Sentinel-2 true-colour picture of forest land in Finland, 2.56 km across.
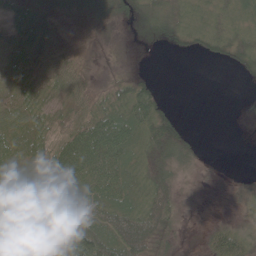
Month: May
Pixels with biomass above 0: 79%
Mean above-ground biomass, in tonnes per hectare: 40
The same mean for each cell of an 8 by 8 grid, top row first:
48 62 58 52 50 40 30 38
36 55 43 16 19 12 27 46
43 45 42 34 25 0 0 6
60 44 49 56 65 11 0 9
40 40 86 81 58 48 1 1
35 55 70 62 63 27 11 9
51 70 64 65 61 34 6 21
25 28 74 78 86 14 31 48
